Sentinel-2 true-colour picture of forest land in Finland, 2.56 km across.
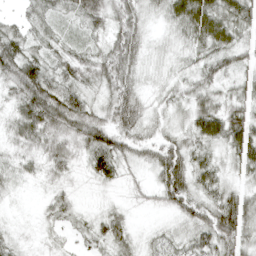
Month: April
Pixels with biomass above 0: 90%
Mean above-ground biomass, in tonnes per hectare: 37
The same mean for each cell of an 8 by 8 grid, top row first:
13 33 37 39 28 47 73 55
47 32 23 41 27 22 44 37
52 53 38 49 21 22 34 26
37 69 53 50 34 23 60 50
30 41 39 58 30 42 45 78
28 23 13 43 16 69 48 27
5 19 14 16 11 36 52 64
17 13 13 42 16 31 50 52
